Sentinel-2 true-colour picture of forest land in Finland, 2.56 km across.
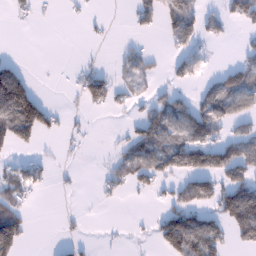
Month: January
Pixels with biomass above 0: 37%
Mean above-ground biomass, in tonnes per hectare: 49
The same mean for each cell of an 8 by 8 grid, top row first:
11 2 8 5 45 87 40 65
1 0 2 4 20 26 16 15
117 0 44 52 32 26 28 99
175 69 10 23 34 77 99 68
84 3 6 9 99 82 123 103
53 25 4 35 66 62 108 96
58 0 2 3 1 71 53 216
110 0 13 3 4 144 129 52
